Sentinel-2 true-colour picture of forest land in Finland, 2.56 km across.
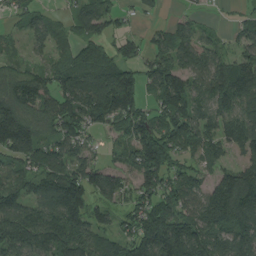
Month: August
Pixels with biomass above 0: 84%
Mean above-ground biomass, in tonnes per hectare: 105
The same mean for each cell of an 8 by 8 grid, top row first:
49 38 81 73 28 33 13 25
21 52 65 64 52 111 73 63
88 86 129 167 94 115 120 124
160 105 125 164 101 116 108 88
187 87 82 31 149 122 89 103
70 127 132 93 127 94 57 130
108 117 170 75 118 127 152 191
146 144 143 92 182 225 167 142
